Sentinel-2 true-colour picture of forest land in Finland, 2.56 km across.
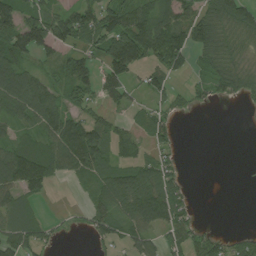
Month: August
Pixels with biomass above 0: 64%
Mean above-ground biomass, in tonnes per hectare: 60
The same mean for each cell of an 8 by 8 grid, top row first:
91 78 108 93 94 75 73 85
95 70 58 119 140 114 74 42
96 46 102 61 28 24 50 63
54 90 55 28 35 33 5 3
54 80 186 73 40 33 0 0
117 89 48 69 94 44 0 0
64 4 12 76 133 91 0 0
80 31 1 49 60 55 45 43
